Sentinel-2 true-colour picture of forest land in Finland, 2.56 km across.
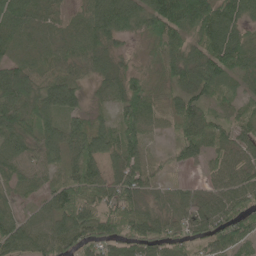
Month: June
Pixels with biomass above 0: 91%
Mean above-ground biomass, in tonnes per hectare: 68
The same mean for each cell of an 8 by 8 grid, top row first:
82 45 40 99 89 149 110 72
43 42 57 46 23 74 89 109
101 70 50 72 48 58 99 58
87 87 63 46 92 63 59 35
68 82 98 83 71 42 74 54
58 52 87 60 66 18 36 67
40 51 98 67 62 60 65 72
78 71 73 71 85 58 56 64
